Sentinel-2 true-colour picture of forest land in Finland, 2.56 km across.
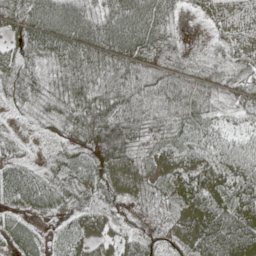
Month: May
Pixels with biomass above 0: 91%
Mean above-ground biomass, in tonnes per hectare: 49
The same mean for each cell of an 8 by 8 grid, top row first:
63 64 66 70 102 26 31 45
36 77 95 96 81 24 17 48
49 31 61 38 36 46 50 57
13 28 62 70 39 40 39 35
19 14 51 113 40 43 43 38
54 31 37 47 35 44 62 62
33 37 36 22 16 31 70 86
44 20 45 34 32 25 100 126
